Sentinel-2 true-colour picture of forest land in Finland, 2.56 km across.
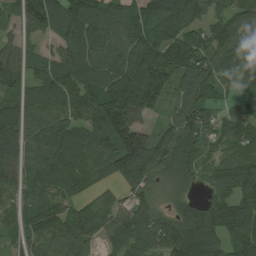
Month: August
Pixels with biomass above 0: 85%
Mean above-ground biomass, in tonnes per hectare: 94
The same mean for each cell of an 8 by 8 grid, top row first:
44 133 107 76 89 147 91 34
31 28 153 92 121 108 99 41
69 85 161 138 158 102 141 65
88 82 90 150 88 86 82 73
117 93 70 118 134 145 60 74
83 97 73 82 116 98 47 121
56 94 59 63 80 70 111 91
50 100 103 60 99 162 141 102
